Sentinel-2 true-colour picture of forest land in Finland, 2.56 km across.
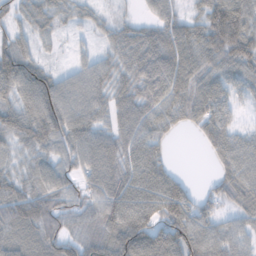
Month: November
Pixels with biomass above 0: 88%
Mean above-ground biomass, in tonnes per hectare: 73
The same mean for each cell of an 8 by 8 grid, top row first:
47 54 36 25 24 46 86 101
84 17 17 44 88 94 98 119
129 86 69 60 77 100 73 59
81 130 95 58 70 59 94 32
47 76 88 76 83 8 50 59
55 71 64 94 99 49 12 80
65 97 66 101 110 125 55 51
62 79 62 98 128 137 98 59
